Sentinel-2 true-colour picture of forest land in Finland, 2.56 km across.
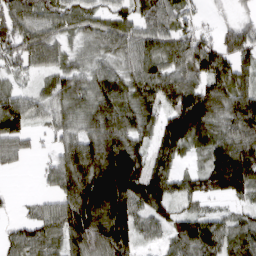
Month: March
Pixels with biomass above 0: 86%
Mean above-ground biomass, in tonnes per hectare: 87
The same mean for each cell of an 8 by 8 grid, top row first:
96 72 73 63 67 77 18 28
90 92 39 70 80 89 79 96
41 52 80 81 103 103 104 88
102 55 68 108 92 125 131 118
71 23 106 138 71 114 95 110
8 41 151 200 122 81 112 149
12 51 179 168 89 51 29 34
69 101 132 151 41 71 113 86
